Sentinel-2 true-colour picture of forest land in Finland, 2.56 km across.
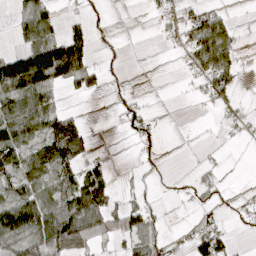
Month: April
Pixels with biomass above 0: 45%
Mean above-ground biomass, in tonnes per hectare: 41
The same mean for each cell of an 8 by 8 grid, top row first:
21 39 19 6 4 35 70 3
30 118 96 10 0 23 127 31
143 90 52 6 0 2 79 26
79 72 14 7 24 0 5 22
81 82 62 1 30 0 2 3
59 54 69 34 17 8 18 0
109 64 91 64 49 2 28 20
76 82 84 38 48 15 95 6
